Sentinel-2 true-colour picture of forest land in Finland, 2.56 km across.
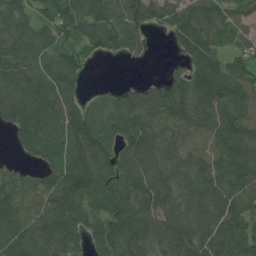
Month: July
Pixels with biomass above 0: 87%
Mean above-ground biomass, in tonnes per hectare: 120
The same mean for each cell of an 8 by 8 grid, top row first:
108 107 126 124 113 143 121 102
119 90 93 77 39 52 128 75
165 114 66 5 25 75 173 130
142 159 107 92 129 127 117 122
42 119 160 96 153 109 113 156
67 101 206 150 149 120 137 146
120 131 143 128 143 116 144 134
134 132 87 175 123 160 195 208
